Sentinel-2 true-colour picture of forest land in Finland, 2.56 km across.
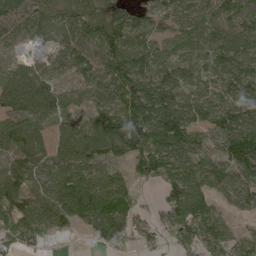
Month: May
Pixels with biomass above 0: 86%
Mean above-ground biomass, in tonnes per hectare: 94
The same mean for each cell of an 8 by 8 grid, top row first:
70 72 110 123 83 96 72 89
23 35 88 131 107 101 89 114
114 76 47 97 134 108 59 106
101 89 25 80 156 148 80 105
112 89 98 122 158 169 35 145
116 99 132 69 85 135 92 91
101 119 166 140 29 141 98 47
97 43 9 74 42 78 108 55
